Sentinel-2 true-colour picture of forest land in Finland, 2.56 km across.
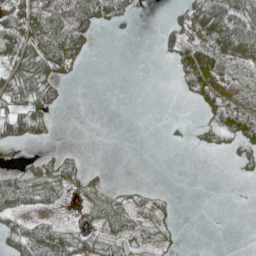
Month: May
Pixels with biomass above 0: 45%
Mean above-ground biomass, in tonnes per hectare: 26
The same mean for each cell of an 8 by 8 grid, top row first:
42 81 84 46 2 12 106 76
56 96 44 0 0 38 61 83
48 56 4 0 0 9 59 10
48 34 0 0 0 0 23 36
27 7 2 0 0 4 19 33
29 41 26 1 0 0 0 5
30 16 10 41 17 8 0 0
37 55 39 30 16 7 0 0
